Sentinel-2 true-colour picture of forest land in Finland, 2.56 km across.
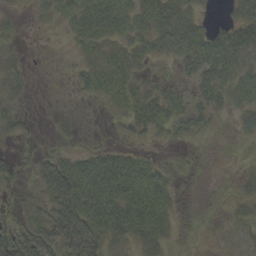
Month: September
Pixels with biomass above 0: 64%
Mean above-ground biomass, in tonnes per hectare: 31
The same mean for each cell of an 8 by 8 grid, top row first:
11 19 44 51 44 58 11 42
14 0 22 35 34 41 59 64
30 1 22 45 26 11 41 55
21 1 2 15 61 33 33 33
15 5 7 8 12 14 5 12
23 53 68 72 57 13 3 14
20 50 86 71 62 17 2 21
51 57 78 38 43 12 4 24
